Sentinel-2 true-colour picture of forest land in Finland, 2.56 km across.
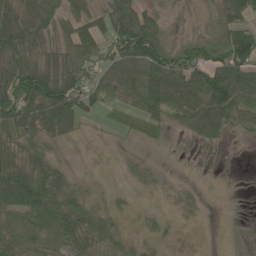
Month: May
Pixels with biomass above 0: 73%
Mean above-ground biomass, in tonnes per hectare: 40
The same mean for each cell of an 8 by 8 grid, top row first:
56 46 45 61 55 13 10 50
75 35 59 51 105 43 51 90
94 88 55 39 68 64 81 74
100 91 66 17 45 39 64 55
46 31 5 4 21 7 26 7
61 53 10 1 16 3 5 0
67 55 39 16 6 12 5 0
43 41 52 25 14 7 1 2
